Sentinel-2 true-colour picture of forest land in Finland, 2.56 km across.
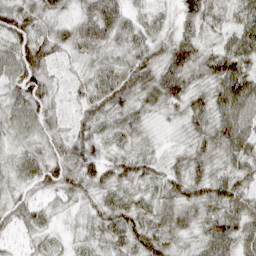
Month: April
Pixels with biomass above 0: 97%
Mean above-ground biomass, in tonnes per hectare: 51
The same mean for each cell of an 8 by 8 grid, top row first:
65 38 49 88 34 39 48 53
68 56 53 47 51 67 32 75
72 51 37 64 60 74 56 103
53 49 58 54 37 26 61 81
32 43 59 33 28 16 51 73
34 58 63 48 53 55 60 57
42 23 23 52 45 62 54 70
17 19 21 49 60 37 54 65
